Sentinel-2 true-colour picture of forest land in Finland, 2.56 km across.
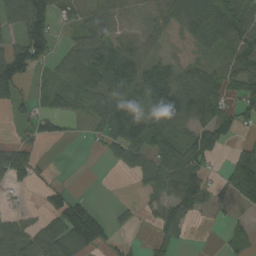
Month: September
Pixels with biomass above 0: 63%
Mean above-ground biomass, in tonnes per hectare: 56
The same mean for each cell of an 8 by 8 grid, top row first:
71 99 35 65 36 77 99 95
69 84 57 78 50 14 50 84
106 22 71 97 75 76 62 60
25 56 23 85 57 99 77 61
44 25 5 67 79 64 100 24
68 12 1 2 58 87 40 87
15 16 102 13 19 86 23 22
80 98 99 41 8 38 0 31
